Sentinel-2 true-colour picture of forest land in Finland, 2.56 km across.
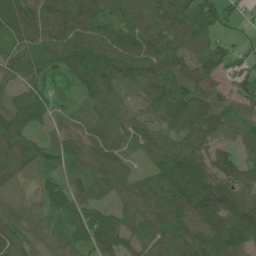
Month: June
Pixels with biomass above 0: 93%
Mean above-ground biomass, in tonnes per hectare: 74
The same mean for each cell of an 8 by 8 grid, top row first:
95 89 109 76 88 96 68 22
57 75 106 101 96 87 69 22
51 66 75 91 85 93 70 53
81 56 34 81 59 99 96 46
79 52 62 83 58 75 70 45
57 35 53 76 39 128 104 83
31 48 69 52 84 104 127 106
72 20 64 118 70 95 116 103
